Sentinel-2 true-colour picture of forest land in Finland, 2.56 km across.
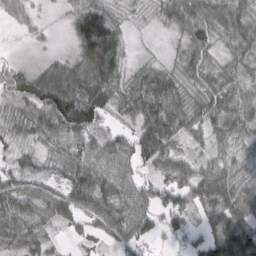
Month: March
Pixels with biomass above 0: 85%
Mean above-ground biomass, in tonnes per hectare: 56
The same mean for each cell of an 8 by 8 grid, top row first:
30 5 83 53 8 69 81 72
2 7 73 107 3 15 56 53
60 72 92 60 52 47 54 59
43 111 138 41 74 66 55 68
16 39 75 66 85 35 33 30
43 22 74 63 34 81 57 47
54 53 57 62 58 80 62 75
49 30 15 30 42 33 70 180
